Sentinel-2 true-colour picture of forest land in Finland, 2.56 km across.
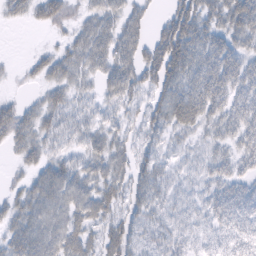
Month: February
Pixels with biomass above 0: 83%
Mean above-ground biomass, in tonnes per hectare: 37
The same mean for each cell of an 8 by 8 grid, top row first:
23 43 22 39 23 50 42 63
0 12 43 51 39 74 48 36
6 31 28 46 42 51 58 50
38 41 31 25 35 55 48 45
35 32 26 38 32 20 24 38
11 50 44 45 38 20 27 31
33 50 52 41 36 22 28 42
41 55 53 46 34 28 19 29
